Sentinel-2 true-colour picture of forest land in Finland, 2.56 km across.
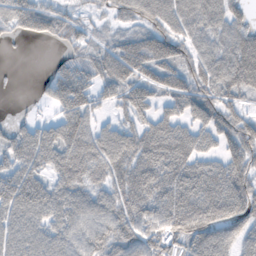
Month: November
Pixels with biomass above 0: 82%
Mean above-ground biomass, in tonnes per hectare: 73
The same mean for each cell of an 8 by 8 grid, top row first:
70 68 29 32 67 83 84 47
2 5 50 57 101 79 61 88
2 39 92 93 86 84 76 93
4 17 114 35 53 56 90 58
75 98 110 99 92 110 47 100
88 62 86 77 94 91 93 95
90 88 81 76 74 97 101 84
82 80 72 81 75 70 95 61
